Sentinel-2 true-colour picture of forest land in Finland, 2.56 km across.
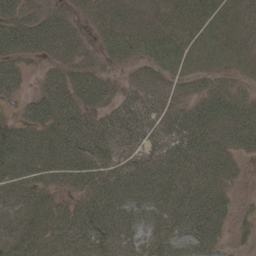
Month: May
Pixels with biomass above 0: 86%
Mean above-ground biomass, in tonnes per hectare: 51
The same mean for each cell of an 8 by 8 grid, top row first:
72 59 24 44 37 52 59 43
69 56 41 52 53 61 52 44
41 40 63 27 42 32 35 23
16 66 66 47 53 48 81 59
80 65 73 54 40 61 79 60
58 46 65 51 60 63 63 16
54 45 51 56 46 59 79 12
53 50 57 60 36 47 52 9
